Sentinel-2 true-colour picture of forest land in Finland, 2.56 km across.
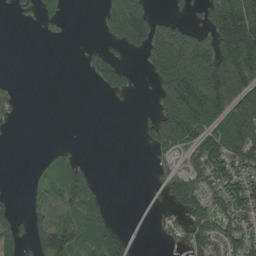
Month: August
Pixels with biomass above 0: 48%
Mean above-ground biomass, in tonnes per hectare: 73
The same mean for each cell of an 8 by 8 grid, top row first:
15 53 0 153 136 36 97 206
0 1 6 39 104 220 135 222
5 0 2 109 19 227 196 156
26 0 0 1 8 222 162 170
2 5 3 0 30 118 112 159
0 32 46 0 0 77 103 94
26 87 76 16 17 72 99 98
98 125 84 126 17 33 105 90
